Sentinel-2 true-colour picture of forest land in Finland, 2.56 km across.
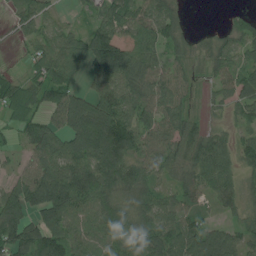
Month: July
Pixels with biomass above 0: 83%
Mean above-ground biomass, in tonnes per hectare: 70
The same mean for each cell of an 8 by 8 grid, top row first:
34 38 18 80 74 47 0 29
10 71 75 160 71 39 35 57
40 81 40 115 82 55 22 61
57 63 129 125 70 66 14 44
31 91 114 178 63 62 76 53
37 98 105 115 73 42 85 51
102 136 74 97 88 75 33 42
116 103 62 74 97 92 94 51
